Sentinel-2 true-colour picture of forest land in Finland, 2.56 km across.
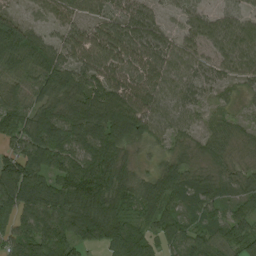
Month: August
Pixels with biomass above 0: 95%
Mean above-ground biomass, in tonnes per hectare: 76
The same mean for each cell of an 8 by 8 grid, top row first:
50 48 56 67 72 33 53 51
141 79 90 110 92 66 70 106
64 92 82 89 89 72 52 52
80 77 105 123 102 69 37 27
65 133 101 118 59 44 42 34
142 88 133 107 43 77 42 45
96 97 112 90 64 51 57 37
68 81 70 96 66 64 53 75
